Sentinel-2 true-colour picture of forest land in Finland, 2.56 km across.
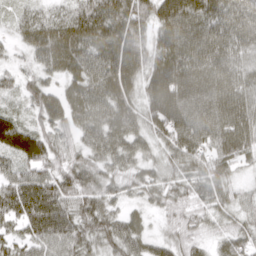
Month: March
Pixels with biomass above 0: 94%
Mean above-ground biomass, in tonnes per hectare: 62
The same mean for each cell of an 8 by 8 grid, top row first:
25 42 60 80 60 89 78 75
23 77 75 78 55 78 87 70
32 40 66 91 52 86 96 76
31 74 74 85 57 84 93 98
74 65 47 81 49 65 69 87
57 59 72 53 51 42 62 23
62 81 62 43 34 43 41 41
43 71 65 68 52 48 28 57
